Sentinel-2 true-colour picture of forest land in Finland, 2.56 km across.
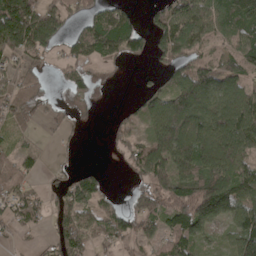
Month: April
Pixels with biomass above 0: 69%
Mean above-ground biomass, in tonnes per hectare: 85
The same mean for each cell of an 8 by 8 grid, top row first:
241 130 49 84 32 125 98 116
135 86 57 83 61 118 70 94
61 30 76 24 15 100 144 87
85 38 46 10 72 153 122 146
29 7 8 28 103 225 141 135
65 19 69 4 103 181 161 115
64 44 105 42 71 103 200 118
17 29 90 47 69 95 42 134
